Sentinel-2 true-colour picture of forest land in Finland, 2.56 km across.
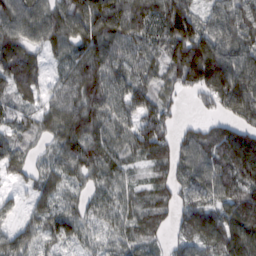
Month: February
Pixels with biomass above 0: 90%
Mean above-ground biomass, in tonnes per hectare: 78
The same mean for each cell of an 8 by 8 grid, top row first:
92 84 135 132 104 161 56 86
89 60 89 84 72 97 128 89
87 40 87 78 65 69 148 126
52 63 101 74 85 31 28 99
52 37 104 68 94 74 82 119
37 46 64 62 34 77 79 91
31 48 63 67 69 73 71 102
58 48 59 50 64 42 85 131
